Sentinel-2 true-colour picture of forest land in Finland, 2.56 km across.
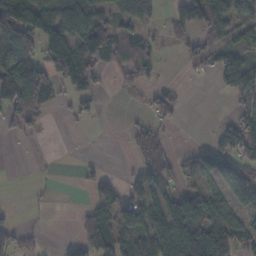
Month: November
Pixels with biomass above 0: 51%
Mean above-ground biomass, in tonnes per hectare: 52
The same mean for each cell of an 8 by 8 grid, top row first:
152 102 85 49 47 37 97 62
126 120 88 66 58 9 51 49
199 90 127 11 28 9 6 84
82 20 20 2 15 18 0 32
2 2 3 2 45 7 15 69
3 3 11 17 51 36 45 60
5 3 12 79 105 106 89 43
36 5 44 109 106 103 134 48
